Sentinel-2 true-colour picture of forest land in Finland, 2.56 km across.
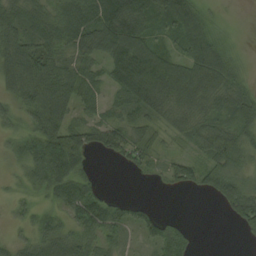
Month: August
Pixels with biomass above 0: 79%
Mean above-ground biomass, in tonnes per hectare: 56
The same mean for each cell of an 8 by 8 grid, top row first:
61 57 83 115 88 100 31 1
75 70 63 93 94 41 89 9
67 106 68 55 127 92 98 36
44 108 38 30 58 62 57 62
36 113 76 57 51 19 72 57
19 83 67 0 14 44 61 46
20 34 84 62 33 0 1 81
26 68 65 42 32 60 0 7
